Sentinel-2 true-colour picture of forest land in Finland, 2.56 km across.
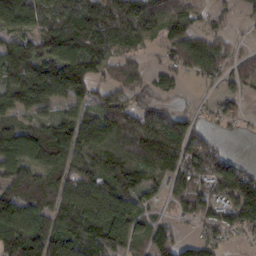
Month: February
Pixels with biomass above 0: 80%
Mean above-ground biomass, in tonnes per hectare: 87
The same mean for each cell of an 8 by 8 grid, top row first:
119 84 98 129 134 95 39 28
103 93 115 84 31 81 109 22
99 143 157 44 44 46 43 44
86 58 66 103 70 40 25 38
142 156 120 102 121 107 66 1
97 96 89 127 85 77 100 96
136 90 141 144 65 51 82 152
132 98 110 120 68 68 61 17
